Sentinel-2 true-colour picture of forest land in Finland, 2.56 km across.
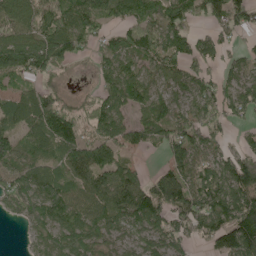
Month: May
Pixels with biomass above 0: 81%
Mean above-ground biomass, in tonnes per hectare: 95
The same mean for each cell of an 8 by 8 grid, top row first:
186 123 153 102 116 121 81 82
178 165 78 93 107 115 72 30
65 54 7 99 81 66 60 66
135 165 76 140 97 98 94 74
87 134 122 115 72 104 91 40
92 81 91 100 52 93 96 129
67 126 92 120 116 108 114 114
1 62 110 48 54 73 71 148
